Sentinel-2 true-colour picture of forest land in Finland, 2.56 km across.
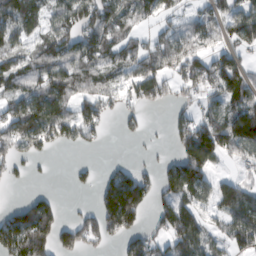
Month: February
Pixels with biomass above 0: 65%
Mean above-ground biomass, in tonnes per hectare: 82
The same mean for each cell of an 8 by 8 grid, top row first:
94 63 114 100 63 49 61 92
63 79 117 78 67 110 64 63
91 111 95 58 117 67 94 99
97 136 82 39 37 29 61 106
88 71 51 1 9 68 182 112
32 6 19 72 63 135 79 34
64 110 21 192 100 142 52 121
180 128 93 47 81 116 76 90
